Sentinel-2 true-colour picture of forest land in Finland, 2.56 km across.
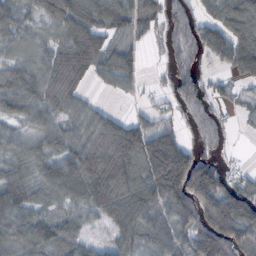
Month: October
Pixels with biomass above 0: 82%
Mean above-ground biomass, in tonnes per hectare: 87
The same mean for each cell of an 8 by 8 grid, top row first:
81 64 78 63 85 78 64 137
64 57 56 52 23 68 106 149
96 116 80 63 22 77 40 42
75 84 75 35 27 54 67 25
52 66 100 150 139 112 73 4
81 96 150 164 129 201 140 39
125 52 57 132 122 117 144 187
77 95 73 57 84 79 152 137
